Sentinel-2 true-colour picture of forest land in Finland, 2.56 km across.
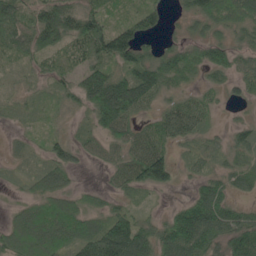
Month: May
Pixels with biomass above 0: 82%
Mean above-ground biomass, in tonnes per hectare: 52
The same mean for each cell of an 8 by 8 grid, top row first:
60 77 85 28 46 14 66 69
53 64 44 106 50 47 65 46
12 25 46 84 84 44 21 41
18 20 27 123 32 59 30 7
11 32 32 54 66 34 27 37
14 61 9 35 106 36 37 38
29 71 48 33 14 31 93 31
93 98 74 148 83 89 71 81
